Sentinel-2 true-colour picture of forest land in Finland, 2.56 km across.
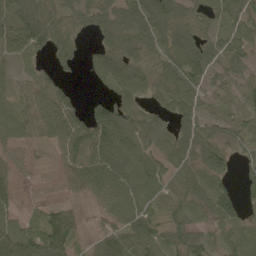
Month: May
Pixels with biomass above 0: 81%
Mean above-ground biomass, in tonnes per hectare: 51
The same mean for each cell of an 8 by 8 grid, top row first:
66 58 42 59 86 66 35 57
61 52 23 58 69 78 54 52
27 40 9 65 61 68 37 31
46 74 45 74 35 52 24 32
35 31 91 113 69 53 51 34
24 13 79 97 62 47 67 24
24 34 17 48 43 50 55 43
75 88 33 77 68 44 28 39
